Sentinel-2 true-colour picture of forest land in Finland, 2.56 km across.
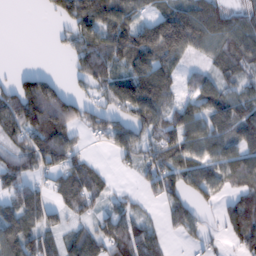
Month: February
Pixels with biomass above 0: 72%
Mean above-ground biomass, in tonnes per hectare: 75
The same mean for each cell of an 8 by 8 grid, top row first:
0 23 134 111 46 117 97 53
0 2 67 108 130 121 63 87
50 75 41 89 142 50 54 51
140 170 81 65 110 71 83 78
67 133 37 69 74 88 93 74
84 51 122 23 46 83 87 87
99 73 70 44 18 62 31 92
117 70 71 87 81 15 36 76
